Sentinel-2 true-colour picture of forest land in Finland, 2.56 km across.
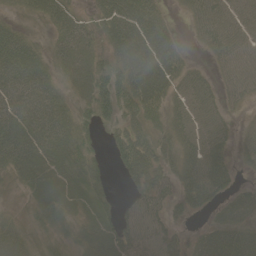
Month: June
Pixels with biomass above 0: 78%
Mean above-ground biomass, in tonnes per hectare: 41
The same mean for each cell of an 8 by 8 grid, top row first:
12 35 24 66 59 8 58 57
51 21 41 53 70 34 30 63
54 33 37 55 83 46 29 59
58 57 26 37 49 36 53 12
65 60 37 23 41 45 62 25
32 45 39 10 59 42 73 11
7 36 28 24 59 25 29 25
32 19 31 63 55 35 46 46
